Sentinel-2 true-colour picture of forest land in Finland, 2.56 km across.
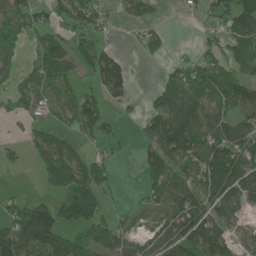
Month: June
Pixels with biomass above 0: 60%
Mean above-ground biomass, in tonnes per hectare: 62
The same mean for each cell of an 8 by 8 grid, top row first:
52 48 67 19 27 2 31 118
31 51 41 27 29 8 29 50
28 50 26 122 0 52 74 54
31 36 80 21 37 126 95 69
13 53 28 18 43 125 131 125
2 30 70 27 39 73 141 147
56 97 119 22 31 101 94 56
163 144 56 96 50 131 121 45
